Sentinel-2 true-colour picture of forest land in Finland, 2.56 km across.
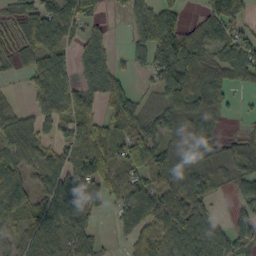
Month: October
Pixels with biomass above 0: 76%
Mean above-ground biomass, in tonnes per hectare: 67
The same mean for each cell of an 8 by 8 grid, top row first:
47 101 90 17 77 43 73 80
52 117 53 31 91 138 89 83
13 129 58 80 24 133 90 62
49 85 73 53 39 75 81 10
88 49 60 82 78 44 78 41
77 67 65 65 60 84 88 58
69 79 91 41 79 82 40 31
47 86 65 14 56 86 71 43
